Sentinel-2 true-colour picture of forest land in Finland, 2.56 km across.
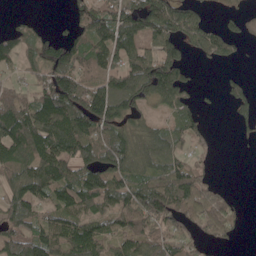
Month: May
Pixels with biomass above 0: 67%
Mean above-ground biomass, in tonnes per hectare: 80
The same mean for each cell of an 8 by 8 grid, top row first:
10 2 62 119 144 139 26 24
78 84 85 119 85 85 71 23
28 74 82 99 134 100 0 30
128 150 126 116 44 57 11 39
160 139 124 115 90 64 26 8
95 138 99 102 89 109 30 0
93 78 92 91 136 107 94 17
93 101 139 88 91 71 43 12
